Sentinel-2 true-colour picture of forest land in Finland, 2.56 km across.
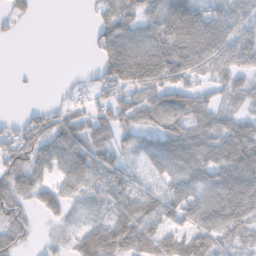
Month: November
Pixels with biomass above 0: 75%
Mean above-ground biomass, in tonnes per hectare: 57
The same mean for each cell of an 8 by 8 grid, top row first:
30 0 1 63 51 95 71 56
0 0 0 83 85 83 94 71
2 0 10 81 86 66 34 43
6 38 33 59 77 93 64 42
70 68 79 56 54 88 77 100
60 46 80 67 35 60 67 104
53 39 18 51 87 79 82 98
41 10 64 98 96 79 69 44
